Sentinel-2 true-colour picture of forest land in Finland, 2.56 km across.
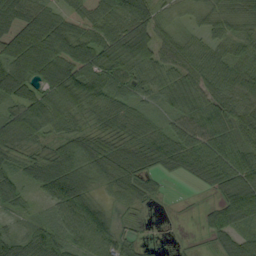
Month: September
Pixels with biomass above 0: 87%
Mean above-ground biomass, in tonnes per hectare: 58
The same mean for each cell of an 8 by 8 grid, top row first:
73 71 31 54 84 19 42 53
86 90 66 86 90 55 52 50
79 88 94 70 47 47 68 70
67 89 51 61 34 40 59 66
69 38 57 56 55 72 65 58
45 92 77 69 59 32 69 80
33 29 96 30 23 2 29 113
63 78 23 43 13 2 24 60
